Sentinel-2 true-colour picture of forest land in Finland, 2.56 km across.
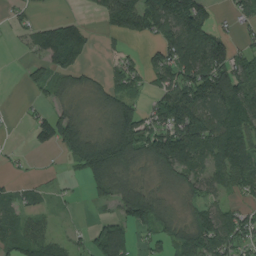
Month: August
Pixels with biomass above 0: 67%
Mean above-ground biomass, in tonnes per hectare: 64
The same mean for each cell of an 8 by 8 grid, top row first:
20 11 15 79 116 161 75 44
8 111 83 9 21 113 136 46
1 54 32 41 42 94 144 111
2 42 29 85 55 149 95 99
3 49 104 133 103 152 101 99
13 7 30 108 24 67 70 76
37 18 4 34 142 21 50 45
63 45 22 113 25 65 103 69
